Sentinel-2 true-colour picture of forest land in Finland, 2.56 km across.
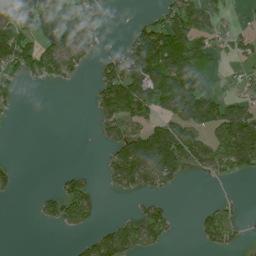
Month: July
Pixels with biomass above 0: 44%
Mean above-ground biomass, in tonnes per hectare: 54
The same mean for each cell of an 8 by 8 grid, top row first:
77 40 53 13 13 92 68 8
130 59 77 13 140 142 56 36
41 49 14 116 138 114 26 20
8 0 0 106 66 105 116 99
0 0 0 66 107 133 78 171
30 1 44 82 113 55 38 38
0 54 95 0 39 11 20 11
0 0 20 96 66 7 47 17
